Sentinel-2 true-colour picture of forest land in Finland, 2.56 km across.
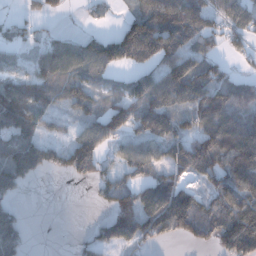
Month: December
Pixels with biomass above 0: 68%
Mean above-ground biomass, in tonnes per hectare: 92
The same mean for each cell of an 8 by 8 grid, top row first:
20 40 7 10 74 159 86 128
39 71 82 25 145 119 60 46
87 115 123 56 97 165 157 61
168 84 58 101 115 100 168 110
119 91 125 57 86 104 134 156
125 38 83 58 63 83 101 159
46 0 0 97 137 198 107 158
118 0 23 106 93 55 75 224
